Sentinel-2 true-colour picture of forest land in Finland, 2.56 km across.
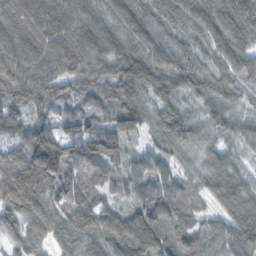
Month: November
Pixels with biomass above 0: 97%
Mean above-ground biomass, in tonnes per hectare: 99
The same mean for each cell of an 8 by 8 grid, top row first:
138 143 114 107 105 120 114 156
120 113 122 115 110 101 89 103
117 96 90 117 141 114 113 79
72 59 83 80 89 91 86 66
82 174 128 92 40 90 68 71
132 127 111 69 90 64 84 71
92 98 136 63 98 81 51 102
63 78 103 102 113 85 62 131
